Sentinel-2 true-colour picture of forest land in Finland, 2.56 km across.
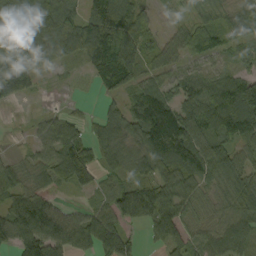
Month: September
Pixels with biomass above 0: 83%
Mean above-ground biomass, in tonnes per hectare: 67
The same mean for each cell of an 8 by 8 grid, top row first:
96 88 60 110 50 12 39 44
71 96 90 107 75 46 64 39
111 7 7 82 53 49 62 80
3 18 15 46 125 96 111 136
2 56 78 67 95 142 74 54
51 43 58 37 53 80 64 63
76 83 26 67 95 70 33 66
85 122 83 113 24 66 57 97
